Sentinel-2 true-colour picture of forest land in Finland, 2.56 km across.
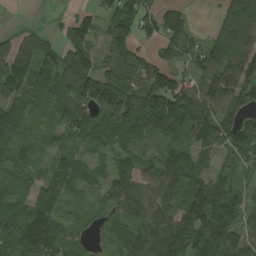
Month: August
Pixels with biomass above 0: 86%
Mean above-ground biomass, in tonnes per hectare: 91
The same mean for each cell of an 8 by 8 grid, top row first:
1 7 45 95 116 56 5 183
98 73 111 89 33 83 88 135
127 133 176 131 112 91 102 129
88 66 124 131 137 135 104 82
81 41 66 57 48 79 80 133
63 69 71 90 82 121 74 54
76 107 23 57 91 88 166 89
114 127 39 55 104 138 134 88
